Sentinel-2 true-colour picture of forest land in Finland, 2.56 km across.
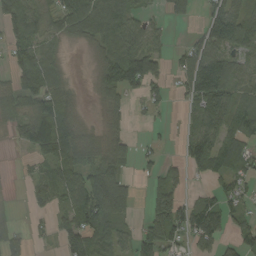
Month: September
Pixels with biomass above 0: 66%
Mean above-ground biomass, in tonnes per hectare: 59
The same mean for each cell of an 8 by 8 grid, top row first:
126 53 113 101 33 16 59 77
75 32 13 51 80 19 88 58
66 74 4 74 137 34 153 54
53 92 21 33 16 5 118 59
25 116 64 55 11 17 99 47
4 55 72 97 12 36 46 44
7 37 95 120 25 113 80 26
33 15 97 62 71 65 79 59
